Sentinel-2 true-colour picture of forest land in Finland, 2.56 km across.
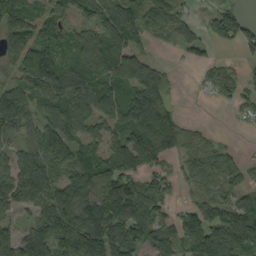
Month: September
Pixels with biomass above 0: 77%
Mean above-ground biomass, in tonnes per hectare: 79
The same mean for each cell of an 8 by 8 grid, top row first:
88 61 54 99 101 76 33 49
88 105 88 122 39 27 31 42
62 133 84 77 120 18 27 34
74 77 102 96 140 38 0 23
63 120 91 67 133 76 36 8
100 87 97 103 50 45 57 54
63 97 162 112 138 38 80 97
100 108 153 115 80 78 138 127
